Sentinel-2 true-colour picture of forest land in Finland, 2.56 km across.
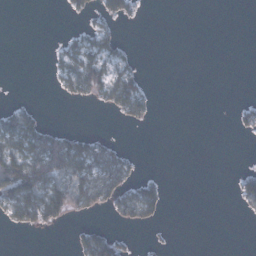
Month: January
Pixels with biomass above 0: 27%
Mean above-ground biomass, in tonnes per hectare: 21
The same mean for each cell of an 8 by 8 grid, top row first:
0 0 14 29 3 0 0 0
0 4 43 30 0 0 0 0
0 7 77 60 14 0 0 0
34 2 0 21 26 0 0 18
68 65 45 19 0 0 0 0
141 94 67 59 13 0 0 23
71 94 42 34 56 0 0 14
0 0 30 36 3 1 0 0
